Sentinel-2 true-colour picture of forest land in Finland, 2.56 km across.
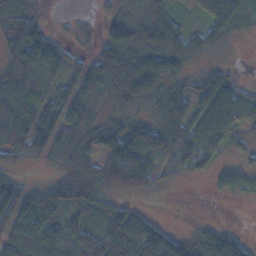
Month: November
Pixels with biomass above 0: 75%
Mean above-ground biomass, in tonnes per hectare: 52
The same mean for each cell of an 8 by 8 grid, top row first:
54 12 6 35 59 43 53 43
82 66 16 95 67 68 31 2
63 42 84 95 93 39 48 12
73 68 59 25 21 65 59 43
76 90 64 60 57 91 63 15
22 19 76 88 74 25 19 28
93 75 47 43 12 0 0 0
84 65 69 60 89 64 74 43
